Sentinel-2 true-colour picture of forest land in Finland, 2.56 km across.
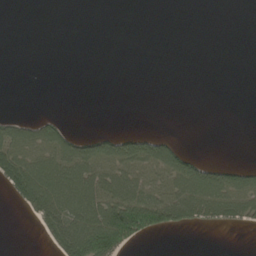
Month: June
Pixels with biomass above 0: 31%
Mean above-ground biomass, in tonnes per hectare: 41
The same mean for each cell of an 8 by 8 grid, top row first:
0 0 0 0 0 0 0 0
0 0 0 0 0 0 0 0
0 0 0 0 0 0 0 0
2 5 0 0 0 0 0 0
91 95 64 66 66 37 0 0
135 163 138 111 92 120 95 73
19 118 137 149 176 125 98 88
0 27 142 155 42 0 0 0
